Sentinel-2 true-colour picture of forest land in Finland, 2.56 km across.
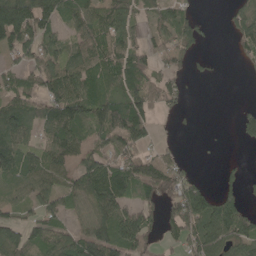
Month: May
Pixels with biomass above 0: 68%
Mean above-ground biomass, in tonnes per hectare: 72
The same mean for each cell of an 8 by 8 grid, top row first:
171 93 83 83 43 61 5 63
93 64 88 117 60 65 8 43
58 89 104 76 70 29 7 2
140 90 110 129 96 15 0 23
126 76 69 66 56 17 2 11
101 89 78 131 104 75 5 23
54 82 42 149 64 86 113 94
90 79 87 117 110 45 130 88
